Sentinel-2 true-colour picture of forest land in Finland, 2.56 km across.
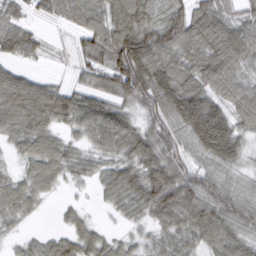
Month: March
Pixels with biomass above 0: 88%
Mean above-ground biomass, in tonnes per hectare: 67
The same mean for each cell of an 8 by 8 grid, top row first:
41 42 68 82 84 84 90 46
53 20 40 105 133 88 91 100
72 29 28 80 121 105 92 65
85 93 92 84 50 91 125 74
39 69 35 70 84 59 119 72
38 69 35 58 105 85 57 36
58 8 22 26 66 92 91 68
19 31 61 32 25 52 63 62
